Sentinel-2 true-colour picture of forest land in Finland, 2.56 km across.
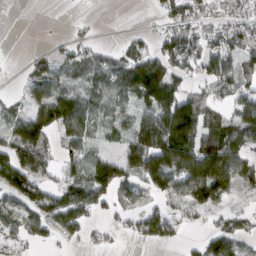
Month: March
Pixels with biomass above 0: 65%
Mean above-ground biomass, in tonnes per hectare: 63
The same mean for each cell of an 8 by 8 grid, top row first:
0 0 5 0 2 68 52 48
0 8 38 22 39 90 72 79
6 84 58 78 141 53 64 74
33 90 77 64 70 146 55 63
109 83 65 27 110 191 99 76
113 46 66 113 111 115 190 82
71 92 101 46 51 34 70 14
37 29 36 11 42 28 48 49
